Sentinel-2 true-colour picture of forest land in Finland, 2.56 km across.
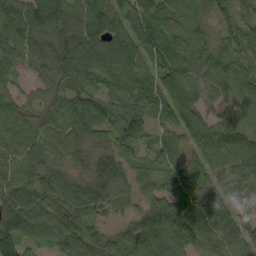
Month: September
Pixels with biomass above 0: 94%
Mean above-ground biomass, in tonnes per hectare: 74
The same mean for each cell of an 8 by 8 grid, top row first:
90 88 78 77 90 60 48 43
81 76 85 85 103 71 81 72
36 55 83 54 93 102 76 85
61 72 102 76 76 104 51 56
79 90 71 47 45 62 83 90
73 73 51 83 53 62 64 67
92 77 80 54 44 80 77 34
90 53 89 57 108 105 94 79
